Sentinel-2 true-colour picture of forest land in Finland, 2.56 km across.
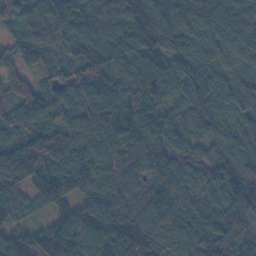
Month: November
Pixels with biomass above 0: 98%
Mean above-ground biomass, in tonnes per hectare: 106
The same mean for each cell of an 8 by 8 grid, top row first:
90 114 119 88 111 120 112 99
64 78 127 145 95 89 100 98
80 57 104 122 157 106 109 87
71 77 101 155 130 87 98 63
109 145 100 126 142 93 86 98
136 140 106 102 67 99 82 141
47 62 80 126 97 105 63 142
86 150 135 135 142 125 142 130
